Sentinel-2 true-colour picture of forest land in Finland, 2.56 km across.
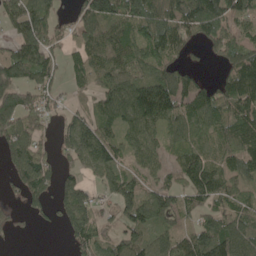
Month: May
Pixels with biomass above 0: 75%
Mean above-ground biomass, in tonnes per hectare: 94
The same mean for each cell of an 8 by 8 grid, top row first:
113 93 87 122 128 124 167 78
94 108 92 133 102 84 50 97
106 87 65 109 111 122 43 131
159 76 46 110 145 97 106 105
109 42 124 101 90 68 82 108
74 73 66 79 55 69 157 92
39 49 125 54 125 95 87 98
10 0 88 71 83 92 157 147
